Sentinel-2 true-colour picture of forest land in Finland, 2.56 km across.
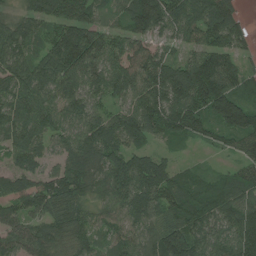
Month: July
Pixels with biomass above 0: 93%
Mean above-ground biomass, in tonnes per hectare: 97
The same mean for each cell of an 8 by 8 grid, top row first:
68 114 109 58 159 107 96 39
99 91 152 91 98 63 93 61
105 118 101 103 111 154 165 70
95 83 101 76 118 153 120 172
93 66 115 113 73 44 44 79
85 74 111 94 134 72 30 62
81 96 80 66 125 111 109 111
78 99 74 67 85 162 105 126
